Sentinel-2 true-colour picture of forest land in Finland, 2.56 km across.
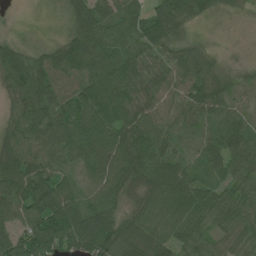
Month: July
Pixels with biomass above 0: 94%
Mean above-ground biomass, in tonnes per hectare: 68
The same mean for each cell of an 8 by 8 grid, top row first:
1 5 70 59 50 86 28 14
44 38 76 75 67 50 23 5
68 87 75 103 65 68 67 35
43 94 118 114 70 46 56 39
87 85 108 112 98 28 43 71
121 97 48 94 74 78 33 55
82 108 113 96 57 71 81 67
85 115 107 88 79 61 42 35
